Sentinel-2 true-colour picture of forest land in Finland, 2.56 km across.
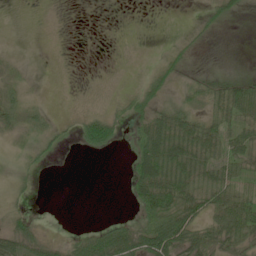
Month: June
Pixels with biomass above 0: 49%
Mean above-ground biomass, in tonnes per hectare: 25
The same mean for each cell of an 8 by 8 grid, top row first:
0 0 0 0 0 0 22 17
1 0 0 1 3 14 4 0
16 0 0 2 20 19 20 25
34 12 6 16 35 41 33 52
10 19 18 28 46 71 62 38
11 2 0 0 68 72 50 30
13 0 0 0 57 73 44 66
51 17 26 62 70 89 42 48
